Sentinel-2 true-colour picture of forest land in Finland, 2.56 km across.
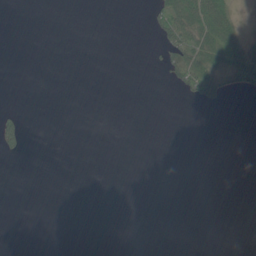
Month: June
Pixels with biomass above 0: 11%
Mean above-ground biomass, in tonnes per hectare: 7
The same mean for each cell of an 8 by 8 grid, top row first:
0 0 0 0 4 54 75 14
0 0 0 0 1 33 47 37
0 0 0 0 0 18 48 39
14 0 0 0 0 0 2 0
33 0 0 0 0 0 0 0
0 0 0 0 0 0 0 0
0 0 0 0 0 0 0 0
0 0 0 0 0 0 0 0
